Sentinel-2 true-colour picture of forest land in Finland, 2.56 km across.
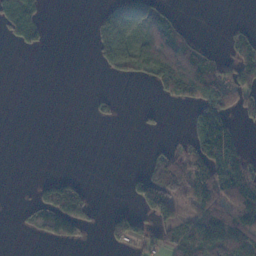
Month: November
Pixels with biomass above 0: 37%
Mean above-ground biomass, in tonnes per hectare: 42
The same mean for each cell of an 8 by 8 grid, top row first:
143 16 0 53 70 19 0 1
23 13 0 99 70 91 20 47
0 0 0 16 28 118 93 64
0 0 0 12 9 0 111 43
0 0 0 0 3 19 117 63
0 11 10 0 60 115 106 111
5 89 79 13 59 57 99 123
0 30 21 43 40 49 108 90
